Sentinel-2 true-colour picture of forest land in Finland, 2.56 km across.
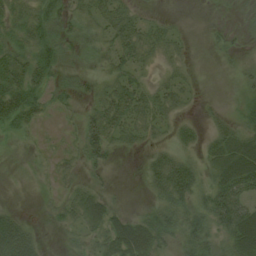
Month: August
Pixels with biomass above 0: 62%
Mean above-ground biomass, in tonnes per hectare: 25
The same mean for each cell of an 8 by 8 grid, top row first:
24 32 23 34 10 4 1 4
28 38 22 25 31 18 5 5
45 28 17 26 19 21 0 8
53 14 16 41 33 22 8 17
4 5 26 31 15 25 22 46
1 8 19 6 16 66 27 67
8 8 35 26 9 46 44 53
53 3 18 42 57 27 40 52
